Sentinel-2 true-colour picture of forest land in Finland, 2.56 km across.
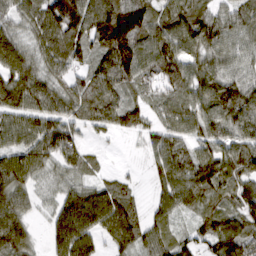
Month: March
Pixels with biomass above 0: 91%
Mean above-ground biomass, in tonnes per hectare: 81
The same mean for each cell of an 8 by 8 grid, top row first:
67 120 138 155 122 96 70 69
91 85 82 171 103 89 86 50
98 73 57 106 68 80 89 67
86 96 70 92 60 76 90 106
73 105 65 8 31 71 71 80
107 45 57 26 15 101 111 102
91 26 117 112 37 72 74 85
102 39 108 59 73 65 69 108
